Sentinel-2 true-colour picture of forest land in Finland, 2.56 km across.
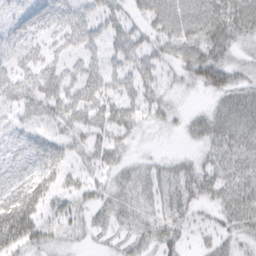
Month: March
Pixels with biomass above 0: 80%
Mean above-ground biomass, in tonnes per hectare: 36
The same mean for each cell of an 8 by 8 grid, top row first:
28 45 49 44 31 59 55 59
33 34 46 39 40 41 59 25
57 50 48 35 39 24 66 31
40 46 56 44 34 18 18 35
30 43 26 44 8 3 26 32
31 44 19 22 21 32 35 28
97 36 28 24 20 29 18 30
76 40 15 14 24 25 17 23
